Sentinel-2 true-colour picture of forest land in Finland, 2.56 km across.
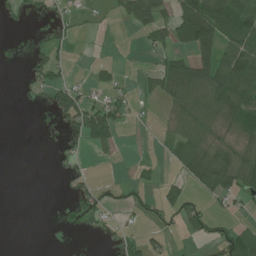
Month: July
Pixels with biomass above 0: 40%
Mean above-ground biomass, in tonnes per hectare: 33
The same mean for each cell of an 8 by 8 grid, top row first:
15 13 15 10 76 76 166 69
4 22 5 2 16 41 114 83
2 41 9 23 15 75 74 111
0 18 88 60 5 23 39 86
0 1 34 28 1 28 32 31
0 3 26 1 13 22 68 63
0 0 27 25 24 60 23 16
0 0 1 12 39 8 31 81
